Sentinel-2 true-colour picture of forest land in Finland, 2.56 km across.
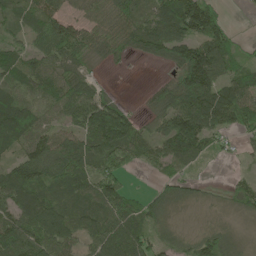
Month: May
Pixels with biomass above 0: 79%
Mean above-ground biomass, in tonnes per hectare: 63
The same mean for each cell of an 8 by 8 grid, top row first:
41 64 40 81 60 127 116 5
34 67 62 55 67 93 110 30
53 66 57 5 1 57 124 66
92 36 93 140 18 115 113 81
58 83 73 106 56 102 51 23
81 91 74 71 6 37 5 15
71 82 61 70 54 24 10 29
107 85 47 93 66 42 73 21
